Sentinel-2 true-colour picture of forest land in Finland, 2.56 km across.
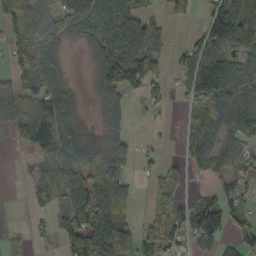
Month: October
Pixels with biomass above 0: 66%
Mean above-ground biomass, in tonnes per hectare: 59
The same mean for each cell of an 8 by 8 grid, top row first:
126 53 113 101 33 16 59 77
75 32 13 51 80 19 88 58
66 74 4 74 137 34 153 54
53 92 21 33 16 5 118 59
25 116 64 55 11 17 99 47
4 55 72 97 12 36 46 44
7 37 95 120 25 113 80 26
33 15 97 62 71 65 79 59
